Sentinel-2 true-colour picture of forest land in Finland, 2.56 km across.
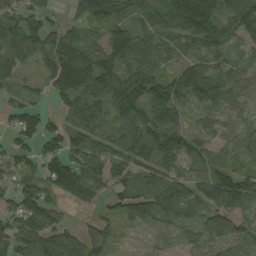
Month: August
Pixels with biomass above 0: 86%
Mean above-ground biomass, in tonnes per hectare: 71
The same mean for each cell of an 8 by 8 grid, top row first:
76 51 81 118 71 97 109 119
113 82 89 89 81 51 73 38
56 47 115 93 103 89 88 62
61 34 71 58 61 76 66 48
53 56 67 68 72 82 39 62
53 86 94 52 52 55 63 83
69 81 27 35 80 88 82 94
77 83 72 38 16 50 81 73
